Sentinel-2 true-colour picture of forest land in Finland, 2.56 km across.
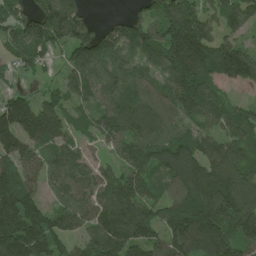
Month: June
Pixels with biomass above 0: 88%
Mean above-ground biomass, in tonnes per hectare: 124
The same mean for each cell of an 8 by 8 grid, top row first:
86 164 99 15 92 181 85 117
87 112 139 139 160 210 163 100
21 40 123 118 94 140 131 104
170 136 46 111 134 99 132 78
142 110 59 61 126 142 101 111
144 93 86 79 109 144 194 142
204 105 105 143 131 142 197 188
191 171 79 146 153 163 217 143
